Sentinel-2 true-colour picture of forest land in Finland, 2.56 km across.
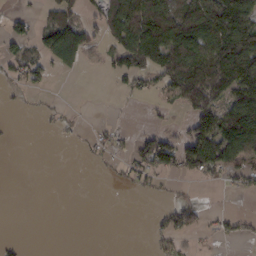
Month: February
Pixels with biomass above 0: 40%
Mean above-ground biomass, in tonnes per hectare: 46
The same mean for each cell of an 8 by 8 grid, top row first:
22 38 46 88 146 112 132 158
26 88 108 43 140 115 129 151
29 21 4 14 34 100 131 125
4 9 3 0 3 12 91 124
1 0 11 25 52 66 118 134
0 0 0 11 37 31 35 48
0 0 0 0 0 47 11 1
7 0 0 0 2 33 5 20
